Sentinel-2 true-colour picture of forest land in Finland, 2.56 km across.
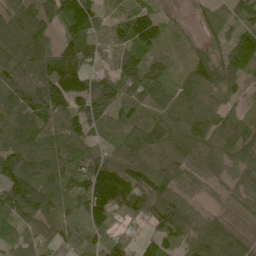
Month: June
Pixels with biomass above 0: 94%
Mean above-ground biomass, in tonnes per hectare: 105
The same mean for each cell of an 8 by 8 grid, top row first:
95 99 163 70 121 26 63 95
114 97 136 94 111 72 63 130
114 149 138 119 171 72 109 72
127 134 128 122 113 92 94 47
136 107 105 88 136 117 97 111
152 132 126 152 129 108 81 91
147 102 115 135 115 106 40 64
89 72 89 105 52 67 114 87
